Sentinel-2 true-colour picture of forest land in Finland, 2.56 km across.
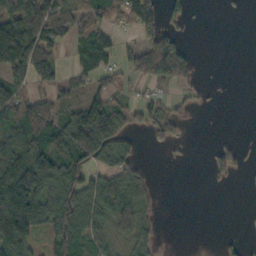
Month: October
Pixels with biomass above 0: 53%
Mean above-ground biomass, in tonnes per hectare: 58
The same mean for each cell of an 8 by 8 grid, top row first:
77 118 62 50 70 25 0 4
98 90 56 59 73 75 0 0
77 59 37 40 51 70 7 0
100 75 105 133 49 31 7 0
98 107 153 111 12 25 6 23
159 128 101 74 34 0 20 12
187 106 115 83 37 0 0 2
149 58 87 48 44 0 0 15
